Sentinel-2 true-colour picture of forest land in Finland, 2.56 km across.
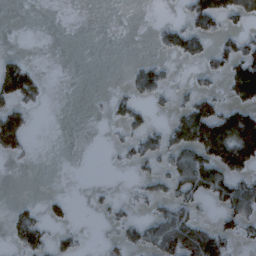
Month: March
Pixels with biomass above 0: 31%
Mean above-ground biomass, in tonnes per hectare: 33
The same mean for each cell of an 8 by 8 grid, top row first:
0 0 0 0 0 7 79 46
2 0 0 0 0 51 33 57
100 7 0 1 57 11 18 82
54 2 0 21 25 30 66 82
48 0 0 8 45 51 123 139
0 0 0 0 26 67 120 66
18 21 0 19 12 58 14 88
31 39 16 15 50 96 81 31
